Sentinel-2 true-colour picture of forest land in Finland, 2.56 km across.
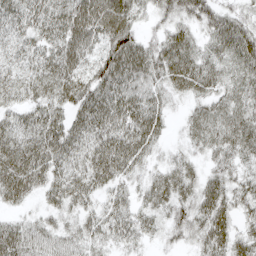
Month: April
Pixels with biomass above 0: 89%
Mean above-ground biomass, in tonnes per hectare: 41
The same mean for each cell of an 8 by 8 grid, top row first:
39 48 70 79 26 37 39 38
29 41 59 56 52 56 27 54
33 48 50 60 52 47 40 35
31 45 45 57 60 11 34 39
55 61 46 56 47 12 35 45
68 46 45 45 22 34 29 30
19 26 31 33 26 33 46 27
58 44 37 29 20 21 43 36
